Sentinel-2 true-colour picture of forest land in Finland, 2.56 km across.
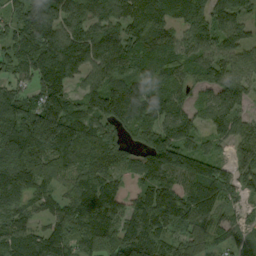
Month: September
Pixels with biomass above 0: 91%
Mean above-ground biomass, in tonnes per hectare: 128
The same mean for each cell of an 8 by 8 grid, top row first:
98 159 137 142 174 136 128 97
159 176 180 149 142 122 112 96
93 175 84 143 109 103 88 104
178 199 114 186 152 148 85 77
240 200 174 149 106 168 61 88
152 106 124 122 86 142 159 102
105 90 161 149 125 160 129 58
138 138 141 139 24 59 97 61
